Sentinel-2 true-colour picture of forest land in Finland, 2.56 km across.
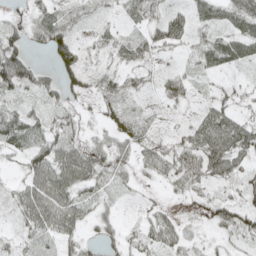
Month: May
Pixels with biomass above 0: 78%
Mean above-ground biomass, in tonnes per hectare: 37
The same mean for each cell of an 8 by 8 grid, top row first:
13 42 28 12 41 40 39 65
63 48 36 26 49 32 53 57
85 31 36 31 25 37 14 15
40 33 20 27 11 14 39 30
45 62 37 31 25 36 78 68
13 83 69 44 15 45 53 35
34 77 45 19 12 12 30 53
27 29 40 33 35 34 11 25
